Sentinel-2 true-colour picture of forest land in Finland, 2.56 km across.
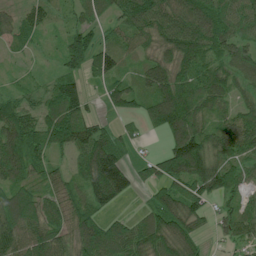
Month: July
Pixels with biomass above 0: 84%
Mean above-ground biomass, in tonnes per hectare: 71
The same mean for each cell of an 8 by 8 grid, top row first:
42 32 34 38 100 123 134 78
25 10 98 52 51 107 95 60
14 18 47 57 56 98 89 57
71 63 60 27 60 140 69 54
109 76 86 81 11 89 88 120
83 43 61 150 36 98 112 55
99 74 68 44 24 95 45 55
112 99 96 106 75 98 23 44
